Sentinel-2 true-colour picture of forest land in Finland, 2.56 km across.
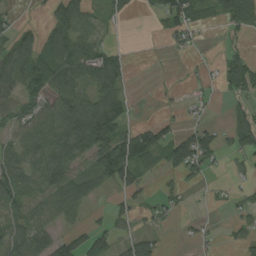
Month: August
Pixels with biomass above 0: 55%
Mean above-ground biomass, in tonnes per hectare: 47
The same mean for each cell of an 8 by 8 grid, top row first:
12 34 65 23 8 92 27 140
64 63 77 22 0 21 3 19
69 90 76 67 0 2 14 99
43 67 96 84 1 11 11 46
51 83 86 99 84 85 64 55
61 77 59 78 33 34 23 17
43 59 37 28 26 20 6 30
51 69 62 41 58 4 11 32
